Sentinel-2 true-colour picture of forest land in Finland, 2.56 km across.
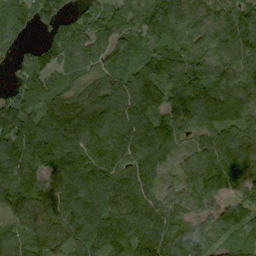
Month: September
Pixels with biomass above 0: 94%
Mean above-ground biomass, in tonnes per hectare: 128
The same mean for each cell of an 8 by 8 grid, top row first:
116 123 68 93 104 144 110 122
69 125 91 106 101 115 127 156
63 116 106 104 190 173 159 120
162 130 136 133 161 156 146 111
154 188 164 139 141 89 94 123
160 125 209 132 126 65 143 110
95 125 156 162 140 104 78 105
105 134 136 186 201 161 88 85
